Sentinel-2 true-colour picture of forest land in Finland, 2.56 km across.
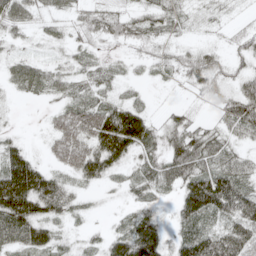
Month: May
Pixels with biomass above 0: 81%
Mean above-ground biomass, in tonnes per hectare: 58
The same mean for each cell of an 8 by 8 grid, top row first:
63 28 38 56 54 57 20 8
16 15 31 23 38 32 30 30
40 49 39 27 13 21 60 44
5 19 76 104 56 29 8 88
41 29 90 169 85 76 80 37
183 82 67 43 51 79 109 86
157 86 22 6 49 46 119 101
74 69 17 62 162 52 93 93
